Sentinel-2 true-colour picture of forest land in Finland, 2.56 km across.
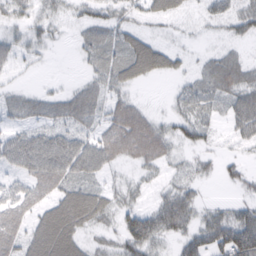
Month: February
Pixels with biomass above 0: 69%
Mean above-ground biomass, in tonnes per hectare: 39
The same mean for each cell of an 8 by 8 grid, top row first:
25 21 17 25 23 19 21 35
33 13 18 35 63 15 7 12
8 3 12 39 34 13 35 52
27 35 58 49 37 20 25 57
59 69 54 80 105 36 19 18
37 80 46 13 17 14 14 22
63 48 83 32 38 78 18 34
66 92 42 20 86 33 68 122
